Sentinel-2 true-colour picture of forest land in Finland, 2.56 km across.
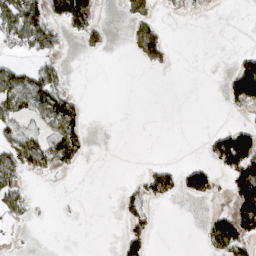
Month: March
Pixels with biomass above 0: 27%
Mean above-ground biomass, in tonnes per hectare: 34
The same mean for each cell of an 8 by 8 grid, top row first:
103 90 154 0 51 7 3 0
38 67 16 7 67 4 0 4
59 70 0 0 0 0 0 146
52 72 35 0 0 0 0 26
70 69 54 0 0 0 29 143
69 22 5 0 29 50 65 115
62 1 1 0 47 1 6 96
2 0 0 1 49 0 50 92
